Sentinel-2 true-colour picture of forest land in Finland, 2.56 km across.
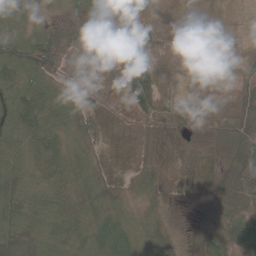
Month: May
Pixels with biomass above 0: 96%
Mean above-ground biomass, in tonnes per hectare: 43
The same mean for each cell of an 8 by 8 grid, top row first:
48 25 35 59 52 17 20 4
68 86 58 89 73 37 26 8
52 44 41 36 94 17 21 40
66 46 53 43 73 72 26 47
27 51 38 42 46 53 38 46
33 37 33 52 53 33 23 61
44 37 44 34 20 12 37 60
43 31 38 67 30 24 48 53
